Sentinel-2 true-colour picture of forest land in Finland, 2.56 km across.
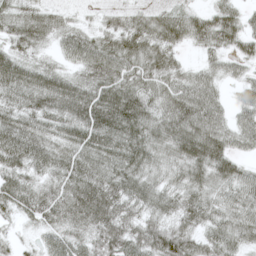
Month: May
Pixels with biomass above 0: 93%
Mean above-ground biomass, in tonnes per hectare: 52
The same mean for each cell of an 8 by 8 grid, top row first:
49 41 12 22 33 40 41 36
39 21 66 59 57 35 41 38
65 63 49 72 55 49 44 32
53 61 76 94 62 67 70 38
69 54 65 70 66 60 75 41
54 43 69 61 52 35 56 51
52 65 75 65 49 47 49 57
15 32 45 67 63 69 48 44
